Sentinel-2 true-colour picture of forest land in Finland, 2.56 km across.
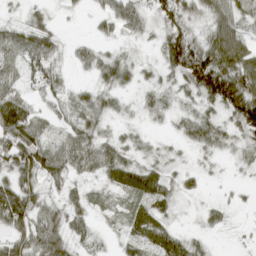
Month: April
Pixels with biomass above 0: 75%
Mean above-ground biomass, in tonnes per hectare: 40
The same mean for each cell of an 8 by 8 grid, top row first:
9 22 6 46 30 59 40 43
58 52 17 17 7 99 71 70
36 41 7 42 15 39 122 91
95 26 48 27 17 21 29 89
87 49 63 38 14 12 36 30
64 47 29 50 61 21 9 7
103 39 32 15 45 17 18 8
49 74 26 11 59 42 13 4
